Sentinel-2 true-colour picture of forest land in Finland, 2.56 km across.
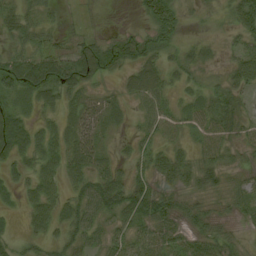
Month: August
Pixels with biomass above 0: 81%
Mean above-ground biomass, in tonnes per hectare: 33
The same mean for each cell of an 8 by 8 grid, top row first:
34 15 5 1 27 37 8 52
26 33 37 46 38 22 13 33
65 63 57 14 55 22 16 45
40 19 42 25 27 22 33 22
67 31 52 11 24 21 35 20
29 38 45 39 33 44 37 17
15 47 45 48 62 40 24 22
21 29 33 32 35 46 36 13
